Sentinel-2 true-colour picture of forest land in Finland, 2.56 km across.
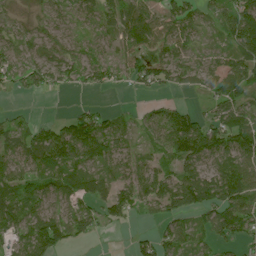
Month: July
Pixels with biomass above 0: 76%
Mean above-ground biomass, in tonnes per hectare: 53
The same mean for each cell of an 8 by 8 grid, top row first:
16 30 33 54 78 64 31 90
31 43 36 36 61 47 11 71
35 55 50 39 60 46 48 81
14 0 40 24 19 58 30 56
45 113 151 72 26 92 97 87
61 54 63 51 63 64 67 89
60 44 41 54 36 69 64 76
33 110 33 1 32 63 30 47
